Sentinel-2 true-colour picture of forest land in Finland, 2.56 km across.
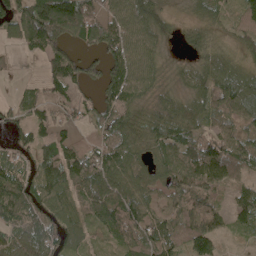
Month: May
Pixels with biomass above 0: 83%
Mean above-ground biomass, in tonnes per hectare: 75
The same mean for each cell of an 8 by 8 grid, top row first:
93 174 152 80 87 18 42 57
27 99 55 91 88 14 51 37
10 68 84 85 79 30 66 76
43 46 45 92 49 62 69 85
59 70 60 96 62 88 90 80
80 86 102 94 58 93 113 51
108 89 81 123 71 86 106 77
83 116 56 61 98 65 102 14
